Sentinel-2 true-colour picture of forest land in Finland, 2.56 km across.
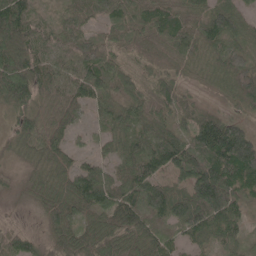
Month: May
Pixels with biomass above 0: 93%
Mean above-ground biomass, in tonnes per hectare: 72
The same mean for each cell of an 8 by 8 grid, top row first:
113 28 66 68 70 65 82 55
91 51 74 67 29 67 68 58
104 79 90 78 69 63 32 105
59 53 43 60 66 64 39 36
43 63 20 42 88 99 149 155
14 59 94 52 102 72 145 129
5 64 80 107 107 110 144 63
49 42 96 77 74 43 64 47
